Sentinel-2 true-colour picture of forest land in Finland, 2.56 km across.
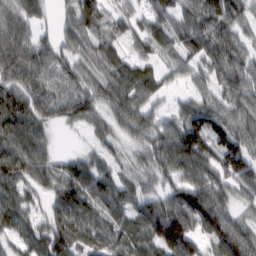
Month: February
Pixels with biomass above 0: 91%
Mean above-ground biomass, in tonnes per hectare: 73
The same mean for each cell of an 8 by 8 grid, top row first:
70 22 108 74 60 63 97 69
81 58 55 67 50 59 91 75
73 68 70 86 89 26 48 85
96 73 80 65 63 39 74 74
99 44 10 35 59 101 85 75
86 72 96 64 43 80 85 86
76 44 100 72 83 127 127 43
50 92 80 81 75 136 64 97
